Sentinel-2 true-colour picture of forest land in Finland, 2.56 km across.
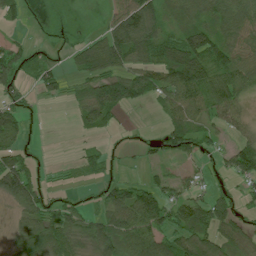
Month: July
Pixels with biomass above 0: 68%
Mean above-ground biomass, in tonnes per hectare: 61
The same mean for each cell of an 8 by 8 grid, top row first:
29 10 5 45 117 53 64 98
42 19 49 103 115 104 112 72
60 52 44 113 82 110 94 89
62 0 61 86 5 74 58 42
64 1 11 12 18 64 30 48
137 8 24 23 15 35 16 72
56 56 36 95 138 71 87 28
53 117 60 107 114 78 76 55
